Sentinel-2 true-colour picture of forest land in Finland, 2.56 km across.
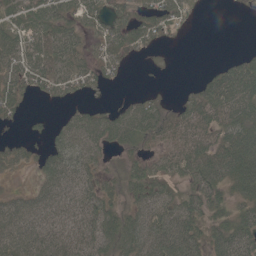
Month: May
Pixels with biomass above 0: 71%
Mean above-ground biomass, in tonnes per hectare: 39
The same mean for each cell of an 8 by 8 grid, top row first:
33 44 37 29 31 30 1 2
46 55 30 33 19 2 0 2
41 45 38 11 0 0 26 73
17 4 25 26 49 23 65 72
14 23 58 38 25 44 60 69
7 45 47 24 45 34 71 76
46 49 54 38 47 55 49 35
68 63 61 64 65 80 46 57
